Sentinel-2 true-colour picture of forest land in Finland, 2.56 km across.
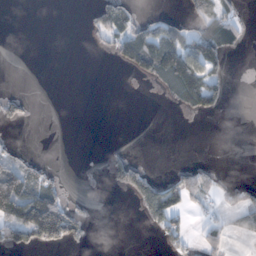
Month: November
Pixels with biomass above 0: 26%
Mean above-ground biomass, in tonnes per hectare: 32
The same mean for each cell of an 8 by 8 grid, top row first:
0 0 3 83 22 25 53 24
0 0 0 35 113 115 104 16
0 0 0 0 28 124 99 0
30 0 0 0 0 9 48 0
13 0 0 4 0 0 0 0
110 35 3 42 57 32 33 2
133 156 30 0 49 81 23 42
59 77 41 0 0 49 37 8
